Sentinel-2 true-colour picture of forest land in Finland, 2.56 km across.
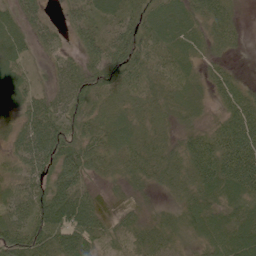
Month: June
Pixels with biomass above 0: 92%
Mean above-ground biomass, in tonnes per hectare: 56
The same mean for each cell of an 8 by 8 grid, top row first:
45 24 44 45 55 62 75 18
55 26 48 86 57 56 39 17
56 24 67 70 48 50 39 24
39 71 58 43 35 36 19 83
47 107 76 55 50 39 70 103
37 72 80 31 46 59 88 117
59 106 114 14 15 39 61 58
93 89 95 32 51 41 51 76
